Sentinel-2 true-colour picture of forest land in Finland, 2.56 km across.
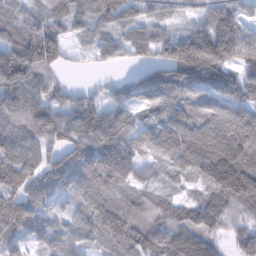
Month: February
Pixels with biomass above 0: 91%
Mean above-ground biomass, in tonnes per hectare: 107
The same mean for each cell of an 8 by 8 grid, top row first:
80 89 89 99 66 44 114 87
144 175 26 75 79 168 261 143
133 66 4 23 97 152 151 121
107 107 106 72 57 110 126 146
117 83 116 136 78 157 227 202
117 107 116 120 55 61 150 209
106 73 80 116 105 90 119 95
55 75 75 105 111 133 89 46
